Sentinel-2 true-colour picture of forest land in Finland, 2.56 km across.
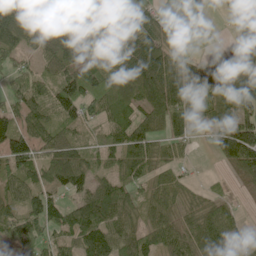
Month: June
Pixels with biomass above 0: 81%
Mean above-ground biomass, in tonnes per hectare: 76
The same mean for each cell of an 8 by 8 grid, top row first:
125 94 82 125 72 31 20 76
80 75 107 105 137 43 1 56
60 58 159 114 141 94 50 100
73 67 75 72 71 123 58 92
155 71 56 65 97 47 13 156
83 72 82 56 58 32 11 48
59 93 86 108 46 51 54 14
68 53 87 115 74 77 91 32
